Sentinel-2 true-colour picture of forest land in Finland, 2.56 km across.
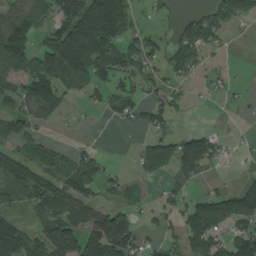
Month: August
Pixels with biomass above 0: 59%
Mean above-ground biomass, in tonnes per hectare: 71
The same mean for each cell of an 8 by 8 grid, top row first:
87 61 178 233 19 25 45 44
132 119 226 111 74 69 43 2
64 123 86 77 69 38 22 6
64 53 10 31 44 33 1 9
61 31 18 1 45 94 77 8
116 80 131 29 36 60 19 14
43 85 105 63 22 48 136 136
148 122 114 184 40 38 121 113
